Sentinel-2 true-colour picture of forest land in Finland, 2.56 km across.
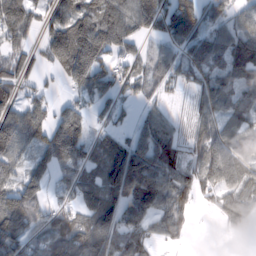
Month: February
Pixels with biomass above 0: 80%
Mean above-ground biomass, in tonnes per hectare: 83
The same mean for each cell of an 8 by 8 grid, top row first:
105 57 114 112 140 175 79 62
54 80 140 78 36 72 117 107
73 15 88 72 59 49 83 89
76 49 62 52 33 17 79 89
110 94 116 81 115 71 99 81
68 59 77 114 157 86 81 78
117 56 83 115 126 82 15 130
100 97 111 117 73 30 0 57
